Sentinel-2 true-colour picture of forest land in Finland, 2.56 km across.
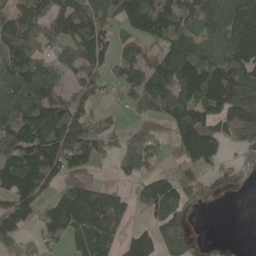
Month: May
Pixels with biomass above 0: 76%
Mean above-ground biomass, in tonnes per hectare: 100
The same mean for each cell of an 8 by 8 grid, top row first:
106 108 168 102 141 113 122 115
125 75 142 63 75 137 80 127
146 104 91 56 127 180 208 169
171 159 79 19 45 135 107 121
156 149 133 56 132 78 123 52
161 124 86 25 68 64 67 40
97 62 157 111 58 124 22 0
90 47 79 65 106 102 19 3
